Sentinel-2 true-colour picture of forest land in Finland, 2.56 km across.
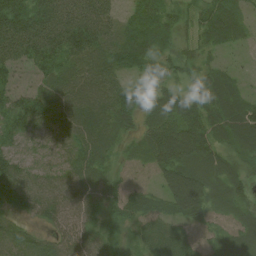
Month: July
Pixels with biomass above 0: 88%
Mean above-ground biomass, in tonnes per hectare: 58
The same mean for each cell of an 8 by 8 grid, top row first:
99 92 92 50 63 40 72 47
98 91 83 57 93 45 41 21
28 49 43 47 27 26 51 25
78 62 57 63 34 71 65 76
48 37 48 48 44 91 69 65
79 39 59 37 32 116 95 48
46 46 41 47 79 94 80 52
44 33 52 33 51 75 33 67
